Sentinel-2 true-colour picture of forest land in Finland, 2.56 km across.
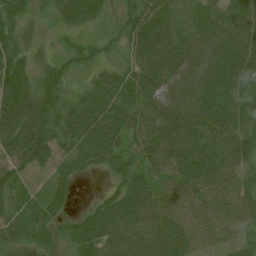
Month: July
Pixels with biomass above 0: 96%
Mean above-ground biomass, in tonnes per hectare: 71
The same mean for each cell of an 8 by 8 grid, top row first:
58 21 68 27 80 74 71 79
63 17 38 26 97 101 95 118
96 47 19 68 86 86 102 99
104 67 81 92 76 109 88 86
101 85 96 110 66 92 83 57
61 48 43 36 65 72 79 51
51 76 10 86 101 66 61 68
30 26 77 92 96 91 54 53
